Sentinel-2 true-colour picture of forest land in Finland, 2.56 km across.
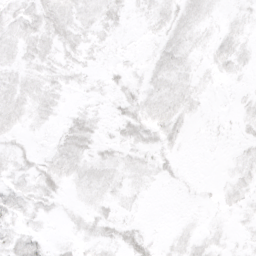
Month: April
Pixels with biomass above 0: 64%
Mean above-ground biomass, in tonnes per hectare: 7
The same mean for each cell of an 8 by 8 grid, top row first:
9 17 10 10 5 11 6 5
9 10 10 4 2 11 6 9
9 9 5 5 6 10 4 3
11 7 7 6 13 13 2 4
5 3 16 8 10 5 1 4
8 16 10 9 7 4 0 7
11 6 4 7 2 0 2 6
12 5 6 9 12 5 6 2
